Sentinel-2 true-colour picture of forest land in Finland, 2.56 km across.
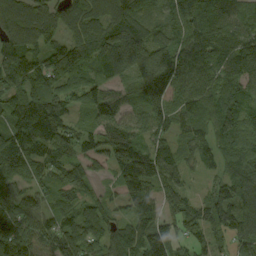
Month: September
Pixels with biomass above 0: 94%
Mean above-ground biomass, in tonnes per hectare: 91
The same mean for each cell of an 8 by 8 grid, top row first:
111 96 92 108 57 73 108 91
99 85 98 120 113 113 98 88
82 99 68 53 150 141 90 73
97 157 46 85 89 79 97 94
114 119 73 135 88 64 81 96
74 59 83 50 164 71 32 96
110 61 56 49 87 69 99 111
105 80 111 87 140 69 62 85
